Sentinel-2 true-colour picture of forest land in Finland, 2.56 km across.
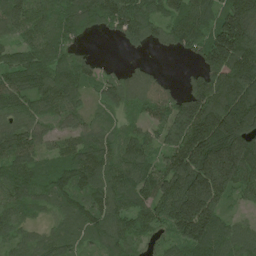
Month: June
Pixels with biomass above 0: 90%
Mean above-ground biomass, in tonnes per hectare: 117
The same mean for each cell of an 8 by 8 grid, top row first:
120 109 161 141 132 117 101 186
87 114 41 4 51 62 144 195
120 155 108 78 71 16 132 176
95 93 71 70 67 145 195 251
142 63 104 98 103 149 224 223
126 97 129 119 137 184 224 164
101 59 92 109 113 203 177 26
61 67 56 108 61 97 150 89
